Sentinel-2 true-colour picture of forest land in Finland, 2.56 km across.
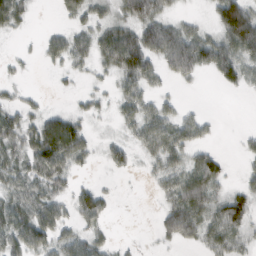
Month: February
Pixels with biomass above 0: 65%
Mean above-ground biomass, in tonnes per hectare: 43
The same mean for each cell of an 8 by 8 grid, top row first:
49 0 40 35 82 24 15 144
3 28 43 82 111 140 88 94
9 1 9 20 62 36 9 43
39 26 18 13 49 28 7 0
42 107 67 25 40 59 23 10
51 72 12 8 6 54 80 12
59 72 58 17 0 72 70 77
64 58 48 16 2 36 45 36
